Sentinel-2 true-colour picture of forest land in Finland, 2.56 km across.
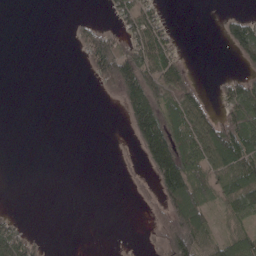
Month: May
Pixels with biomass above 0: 37%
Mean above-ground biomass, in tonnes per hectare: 42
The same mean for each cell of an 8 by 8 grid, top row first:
0 0 6 26 74 3 0 29
0 0 35 81 93 36 0 79
0 0 1 103 125 84 2 59
0 0 0 1 142 78 49 96
0 0 0 0 112 117 124 125
0 0 0 0 19 152 57 112
3 0 0 0 18 130 56 84
87 6 0 0 8 127 83 77
